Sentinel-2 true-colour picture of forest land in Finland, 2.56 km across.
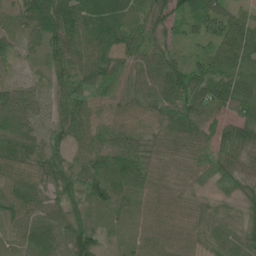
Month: June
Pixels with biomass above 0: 96%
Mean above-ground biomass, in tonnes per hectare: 58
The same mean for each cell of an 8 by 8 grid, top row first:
37 82 86 97 75 55 87 53
39 66 78 76 67 39 46 112
33 39 56 57 71 90 91 88
91 36 65 54 47 63 60 57
68 53 52 74 50 54 44 66
56 59 60 82 57 36 33 37
63 68 41 53 40 54 23 32
34 64 80 17 45 55 29 41
